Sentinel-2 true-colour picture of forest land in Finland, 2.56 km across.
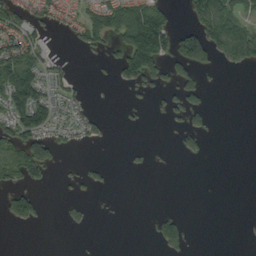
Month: September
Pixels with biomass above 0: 30%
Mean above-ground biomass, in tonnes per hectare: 35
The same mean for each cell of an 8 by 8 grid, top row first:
59 39 40 76 115 14 96 29
75 24 25 31 207 96 104 91
127 48 7 15 83 55 10 0
115 89 34 2 7 33 33 0
80 86 21 5 4 11 10 0
47 28 17 7 2 0 0 0
84 4 14 1 0 4 0 0
0 0 0 0 3 61 0 1
